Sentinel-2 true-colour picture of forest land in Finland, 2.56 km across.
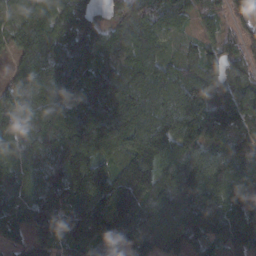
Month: February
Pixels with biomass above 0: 94%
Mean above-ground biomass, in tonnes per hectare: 112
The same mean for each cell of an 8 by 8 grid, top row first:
42 88 98 58 125 79 61 33
59 114 116 77 122 38 53 55
70 132 110 95 107 99 81 91
129 121 140 133 136 147 121 126
96 129 164 130 143 136 136 171
82 110 140 113 146 116 106 116
99 124 166 184 138 171 108 118
61 139 166 110 159 149 83 121
